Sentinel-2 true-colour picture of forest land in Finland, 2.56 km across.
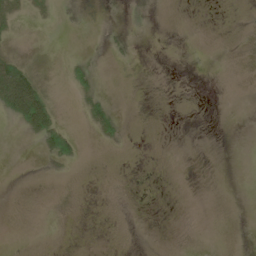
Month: June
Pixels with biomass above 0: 21%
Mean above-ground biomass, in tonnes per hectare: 4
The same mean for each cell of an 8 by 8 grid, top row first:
13 5 1 0 1 0 0 0
4 1 0 3 0 0 0 0
61 5 12 0 0 0 0 0
37 42 9 15 0 0 0 0
0 26 8 4 0 0 0 0
0 2 0 0 1 0 0 0
1 1 1 1 1 1 0 0
0 0 1 1 1 1 0 0
